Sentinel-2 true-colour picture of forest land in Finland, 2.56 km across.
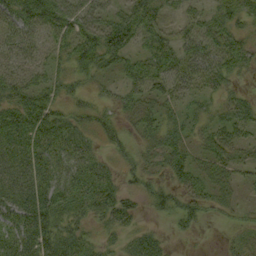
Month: September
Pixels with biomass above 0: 73%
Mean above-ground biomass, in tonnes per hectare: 34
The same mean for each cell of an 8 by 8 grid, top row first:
57 65 56 38 57 18 30 48
43 28 48 62 29 39 42 42
35 28 21 17 41 47 38 16
53 46 23 20 33 20 20 42
50 46 38 23 24 35 30 34
47 50 41 26 30 33 26 20
43 47 29 49 15 31 22 14
45 48 33 16 30 6 1 14
